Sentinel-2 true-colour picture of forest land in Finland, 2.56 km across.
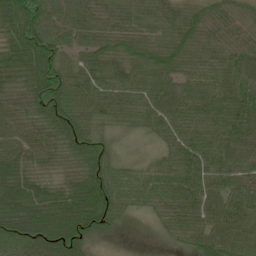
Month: June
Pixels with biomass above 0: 92%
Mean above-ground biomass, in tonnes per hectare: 67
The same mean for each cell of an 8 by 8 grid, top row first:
90 68 62 61 61 57 57 49
92 107 56 62 70 81 67 61
57 109 65 67 70 67 70 73
76 100 85 58 69 73 74 74
70 77 105 25 6 59 69 64
91 49 87 66 25 49 59 43
105 107 142 89 35 61 59 59
106 104 72 4 0 15 50 22
